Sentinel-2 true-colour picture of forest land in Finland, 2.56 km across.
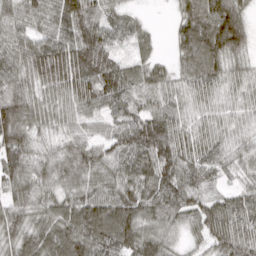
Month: March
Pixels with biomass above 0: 94%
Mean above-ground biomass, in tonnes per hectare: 74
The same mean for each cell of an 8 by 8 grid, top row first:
65 71 110 48 16 39 106 94
79 89 119 63 35 45 122 87
96 99 107 111 70 54 76 55
120 64 55 54 61 54 49 41
90 37 57 56 103 85 68 41
88 63 83 67 90 92 48 35
74 64 99 109 91 78 76 81
69 79 107 101 92 35 65 90
